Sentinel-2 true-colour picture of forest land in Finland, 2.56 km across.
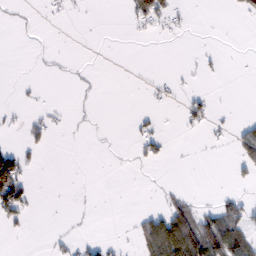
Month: February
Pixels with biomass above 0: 17%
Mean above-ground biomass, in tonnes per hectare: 16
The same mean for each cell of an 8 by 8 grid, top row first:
6 6 2 0 53 21 0 6
0 3 0 0 0 0 3 0
3 2 5 0 2 9 3 0
6 11 4 0 8 4 25 1
15 16 1 2 24 1 4 48
99 0 0 1 1 1 0 11
63 0 2 0 7 63 17 45
2 5 13 9 55 146 122 88
